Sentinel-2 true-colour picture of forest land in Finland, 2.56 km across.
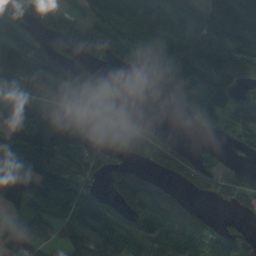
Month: September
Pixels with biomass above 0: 72%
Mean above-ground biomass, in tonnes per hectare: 79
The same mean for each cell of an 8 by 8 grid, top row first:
138 69 60 93 85 76 115 139
160 49 77 45 48 93 141 105
95 61 53 28 24 86 105 79
91 90 85 69 11 17 105 72
130 135 96 83 80 42 9 33
172 161 57 37 50 52 51 40
63 87 110 59 77 85 14 29
94 57 125 117 69 105 85 92
